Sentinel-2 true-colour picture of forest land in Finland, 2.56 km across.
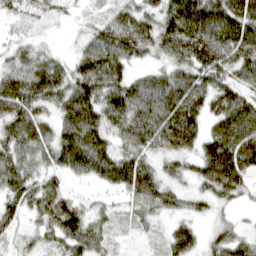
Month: April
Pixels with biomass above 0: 89%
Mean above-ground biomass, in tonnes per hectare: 85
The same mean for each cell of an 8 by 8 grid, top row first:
32 36 17 50 79 151 157 148
37 17 42 138 79 122 143 141
79 114 97 113 71 101 96 81
88 50 135 117 146 160 87 127
89 84 152 69 109 113 97 144
89 61 60 109 111 47 101 105
58 90 54 26 73 53 34 23
33 56 102 33 12 79 34 66
